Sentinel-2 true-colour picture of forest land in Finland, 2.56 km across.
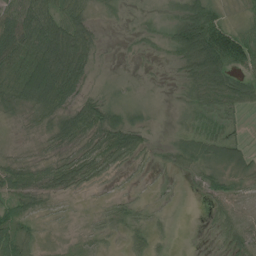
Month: July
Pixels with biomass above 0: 80%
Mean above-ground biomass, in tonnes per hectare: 37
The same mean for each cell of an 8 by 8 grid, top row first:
68 63 48 11 10 41 78 14
78 94 83 2 13 67 150 104
68 120 56 6 4 10 71 54
23 51 68 36 13 5 24 22
7 17 35 55 31 25 44 35
41 31 48 18 10 16 27 24
38 13 3 18 15 3 17 33
71 6 11 8 30 4 7 51
